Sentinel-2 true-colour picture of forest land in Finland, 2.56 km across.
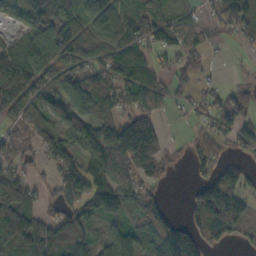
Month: October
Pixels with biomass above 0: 75%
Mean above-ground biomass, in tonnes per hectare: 84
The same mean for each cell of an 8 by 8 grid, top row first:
58 149 104 98 93 55 41 114
80 103 124 94 71 66 35 18
169 118 87 97 93 54 11 10
100 98 105 88 90 21 47 76
44 83 116 144 197 8 58 68
70 22 98 91 61 5 42 55
161 29 80 122 91 9 183 134
149 92 107 74 124 176 88 41
